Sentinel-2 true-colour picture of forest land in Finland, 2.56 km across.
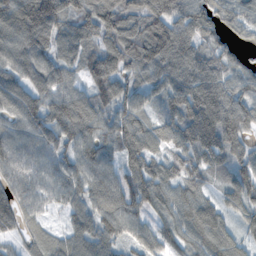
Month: November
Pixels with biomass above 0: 92%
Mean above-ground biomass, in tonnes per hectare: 93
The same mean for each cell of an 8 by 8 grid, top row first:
129 174 113 128 125 136 120 87
111 93 88 102 133 159 95 62
75 103 55 116 85 122 135 101
71 101 119 94 70 91 160 139
69 73 126 91 107 93 164 103
55 29 98 65 123 101 80 83
65 13 61 86 83 88 67 44
39 58 32 79 81 77 93 37
